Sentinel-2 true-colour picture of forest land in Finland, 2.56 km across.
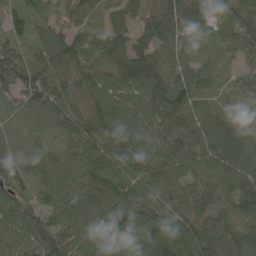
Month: May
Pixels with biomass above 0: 97%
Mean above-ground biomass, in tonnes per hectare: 90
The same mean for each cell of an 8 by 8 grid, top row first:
59 46 85 69 77 113 75 95
64 110 86 82 77 107 42 80
99 106 84 89 119 98 57 39
75 103 85 111 102 107 85 23
66 56 87 96 101 94 121 87
63 81 95 107 93 93 94 100
89 62 101 117 105 93 93 101
81 102 107 124 117 122 140 116
